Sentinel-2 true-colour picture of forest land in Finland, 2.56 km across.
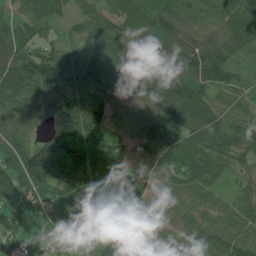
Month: July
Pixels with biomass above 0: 91%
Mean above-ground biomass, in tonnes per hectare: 79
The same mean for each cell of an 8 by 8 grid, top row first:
31 61 57 74 83 92 43 103
81 70 50 88 45 90 104 77
104 135 76 82 87 128 97 38
75 76 94 76 73 105 96 54
81 72 127 88 71 105 95 98
108 115 161 133 55 94 81 47
60 60 86 61 39 57 66 61
53 23 38 64 48 55 88 88
